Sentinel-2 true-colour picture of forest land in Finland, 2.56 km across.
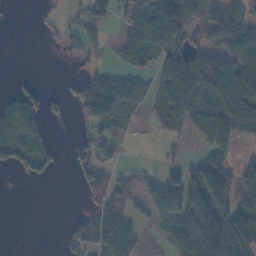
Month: November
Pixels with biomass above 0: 54%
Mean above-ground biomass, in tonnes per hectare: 58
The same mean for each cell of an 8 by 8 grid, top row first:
1 9 35 48 95 126 83 82
0 5 26 22 81 71 75 90
10 1 43 49 32 140 143 128
107 38 42 94 26 96 73 145
98 36 42 35 1 10 48 28
8 22 38 43 16 56 151 68
0 0 16 100 34 115 143 70
0 0 62 97 19 66 136 129
